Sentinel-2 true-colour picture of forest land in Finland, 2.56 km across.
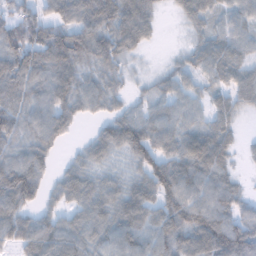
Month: January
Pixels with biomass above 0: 86%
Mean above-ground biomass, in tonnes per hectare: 63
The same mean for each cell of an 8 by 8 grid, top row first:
53 50 75 103 81 21 53 46
90 96 78 82 32 8 53 48
87 79 60 44 18 46 38 52
72 79 47 41 42 51 46 34
56 67 18 77 97 68 81 20
105 39 68 45 68 92 68 18
85 38 58 73 91 90 86 47
73 88 74 66 77 77 86 100
